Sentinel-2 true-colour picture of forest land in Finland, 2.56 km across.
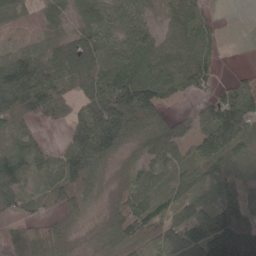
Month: May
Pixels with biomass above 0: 81%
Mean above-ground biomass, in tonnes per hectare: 59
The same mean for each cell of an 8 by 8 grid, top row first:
17 23 28 61 46 45 17 0
31 45 108 64 84 54 25 0
127 85 60 110 99 58 37 32
68 61 65 126 107 17 51 130
45 26 137 138 37 56 89 60
55 40 104 14 48 43 44 63
45 41 37 35 72 38 36 95
30 61 16 46 31 45 116 146
